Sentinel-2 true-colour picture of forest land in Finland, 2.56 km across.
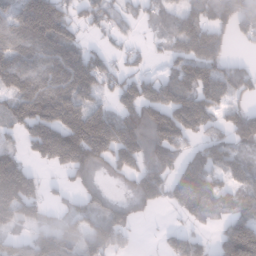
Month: January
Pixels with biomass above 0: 73%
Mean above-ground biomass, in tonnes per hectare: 111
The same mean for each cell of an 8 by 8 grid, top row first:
135 236 63 65 47 73 87 137
135 139 93 32 28 81 120 11
137 142 182 70 98 130 156 109
120 170 170 106 150 180 128 110
55 209 253 193 118 115 96 87
230 19 71 49 127 107 126 104
215 47 36 49 55 80 147 126
69 132 100 102 3 79 32 240
